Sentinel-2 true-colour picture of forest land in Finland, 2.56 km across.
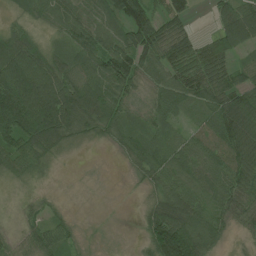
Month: July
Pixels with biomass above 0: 84%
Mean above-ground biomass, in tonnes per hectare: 68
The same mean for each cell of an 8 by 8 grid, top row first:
21 52 63 77 98 77 13 124
103 45 66 76 112 90 66 59
137 121 79 96 45 80 96 53
182 163 107 80 39 59 77 129
89 92 25 27 75 62 74 92
45 17 1 0 47 89 91 82
11 22 0 0 33 114 75 59
24 61 19 1 45 197 86 11
